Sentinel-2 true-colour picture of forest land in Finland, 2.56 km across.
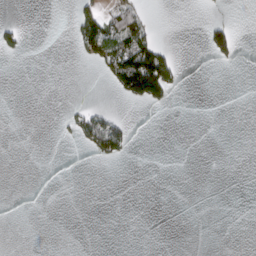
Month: March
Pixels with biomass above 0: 10%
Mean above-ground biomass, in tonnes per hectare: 12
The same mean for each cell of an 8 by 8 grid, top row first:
1 0 48 52 31 0 4 0
28 0 36 66 89 7 42 16
0 0 0 39 143 31 0 0
0 0 25 19 5 1 0 0
0 0 14 67 0 0 0 0
0 0 0 0 0 0 0 0
0 0 0 0 0 0 0 0
0 0 0 0 0 0 0 0
